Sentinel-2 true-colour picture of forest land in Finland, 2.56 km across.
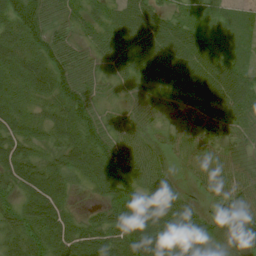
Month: July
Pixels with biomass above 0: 92%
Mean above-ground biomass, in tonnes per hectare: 45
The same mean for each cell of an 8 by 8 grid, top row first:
76 48 33 37 54 29 19 14
52 55 32 50 61 60 39 17
50 64 54 27 37 54 63 49
46 36 64 25 41 22 46 50
50 33 64 56 48 25 30 36
52 55 34 58 52 19 39 40
38 66 11 45 61 50 19 49
50 60 64 62 93 71 27 45
